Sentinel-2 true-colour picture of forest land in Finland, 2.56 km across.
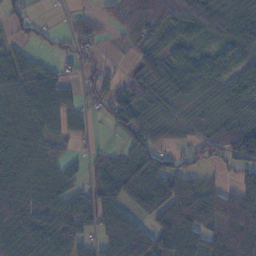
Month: November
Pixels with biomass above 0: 77%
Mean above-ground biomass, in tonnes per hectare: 62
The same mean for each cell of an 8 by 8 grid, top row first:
40 4 25 36 97 94 80 51
34 25 42 6 52 57 28 63
82 64 36 36 62 70 64 85
81 89 33 61 51 19 19 72
71 42 8 13 66 17 69 140
56 47 28 86 82 74 18 46
76 70 62 72 77 101 82 104
94 108 48 70 84 156 87 140
